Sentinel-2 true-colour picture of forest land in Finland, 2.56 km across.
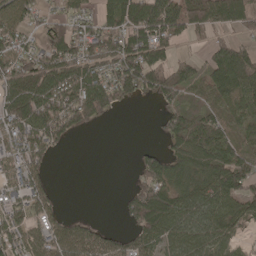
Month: May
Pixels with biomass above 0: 71%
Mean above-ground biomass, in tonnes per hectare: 75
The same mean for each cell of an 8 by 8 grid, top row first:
70 48 52 96 124 127 116 107
65 93 86 98 125 40 43 64
107 133 138 102 113 95 67 124
124 133 128 44 0 63 53 69
84 85 1 0 7 47 87 52
80 40 0 0 63 78 90 110
74 63 0 0 146 93 93 82
64 83 100 52 78 81 86 33
